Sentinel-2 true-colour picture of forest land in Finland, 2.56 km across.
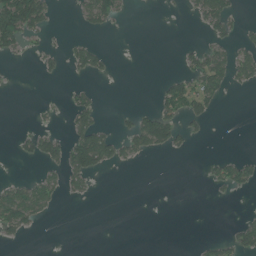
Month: July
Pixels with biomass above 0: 22%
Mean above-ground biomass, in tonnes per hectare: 21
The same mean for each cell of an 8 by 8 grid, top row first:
154 43 21 41 0 1 55 11
35 11 27 5 0 4 31 28
1 8 8 5 0 29 59 29
0 5 40 2 24 47 29 0
13 49 71 49 57 34 3 0
7 26 43 2 0 0 13 43
83 30 0 0 0 0 0 1
11 0 0 0 0 0 10 39
